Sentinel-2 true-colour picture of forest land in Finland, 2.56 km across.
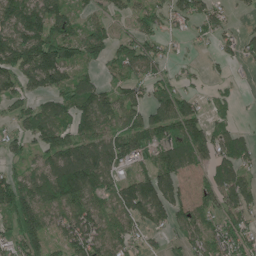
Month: June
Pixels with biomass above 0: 76%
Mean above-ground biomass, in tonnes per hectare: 86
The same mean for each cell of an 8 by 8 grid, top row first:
131 157 49 50 72 72 74 17
164 151 110 90 86 14 19 52
89 130 75 48 85 44 24 8
57 89 117 108 79 120 43 11
49 100 120 99 83 89 98 76
71 117 188 73 75 93 61 92
124 115 125 87 127 87 79 100
83 92 132 110 52 41 99 100
